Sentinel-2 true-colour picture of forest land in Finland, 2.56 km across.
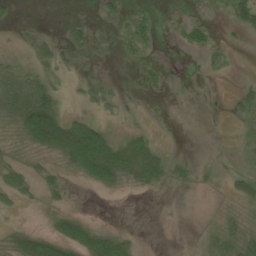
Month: June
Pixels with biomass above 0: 42%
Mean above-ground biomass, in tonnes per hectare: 29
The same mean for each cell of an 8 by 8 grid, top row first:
7 0 7 16 23 4 4 42
6 20 30 17 25 6 24 6
67 33 11 9 23 3 3 7
82 141 16 9 6 1 1 21
20 105 182 91 58 2 0 15
38 23 41 89 73 24 8 26
11 17 5 0 0 0 0 15
43 74 87 72 2 0 22 51
